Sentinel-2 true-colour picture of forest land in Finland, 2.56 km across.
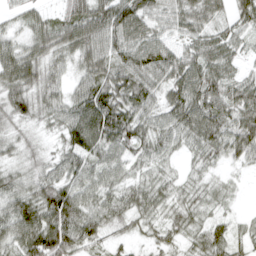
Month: April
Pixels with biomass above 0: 93%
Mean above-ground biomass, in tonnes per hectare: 59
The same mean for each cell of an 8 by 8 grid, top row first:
28 31 78 103 80 53 53 55
60 61 71 83 87 60 64 39
84 54 44 77 70 75 87 46
64 51 85 109 55 67 81 71
35 23 86 78 54 42 64 70
44 60 64 49 33 25 26 11
73 96 81 51 50 40 32 9
77 116 75 26 23 31 62 33
